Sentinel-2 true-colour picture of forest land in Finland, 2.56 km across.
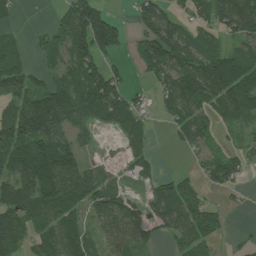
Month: July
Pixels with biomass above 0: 70%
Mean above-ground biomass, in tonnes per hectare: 76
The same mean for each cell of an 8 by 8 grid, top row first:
19 8 153 62 72 47 71 138
51 39 99 92 74 102 76 57
91 43 93 99 31 113 158 187
80 180 101 107 44 80 74 115
117 124 35 4 45 26 36 30
107 139 104 31 44 63 47 42
109 103 72 86 52 121 66 9
88 75 76 64 65 45 60 8
